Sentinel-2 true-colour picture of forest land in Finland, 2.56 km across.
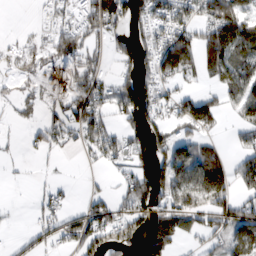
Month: February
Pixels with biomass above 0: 58%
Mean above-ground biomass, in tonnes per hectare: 67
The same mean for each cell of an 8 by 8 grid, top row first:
0 37 84 128 73 85 84 113
12 59 94 45 78 140 126 109
20 59 87 47 81 59 35 100
18 32 96 52 112 59 96 53
5 51 39 63 102 91 51 37
5 7 3 21 89 115 179 67
3 50 31 61 111 116 93 68
15 45 86 90 87 93 42 76
